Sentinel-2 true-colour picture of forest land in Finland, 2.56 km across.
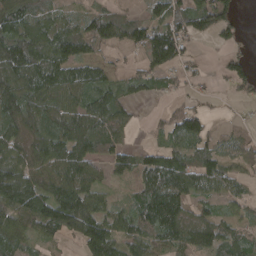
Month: April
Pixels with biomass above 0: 78%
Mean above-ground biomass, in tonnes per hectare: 90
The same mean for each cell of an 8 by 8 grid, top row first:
113 75 66 74 53 104 151 41
152 137 84 49 100 121 9 31
141 153 113 44 68 46 19 101
129 96 106 116 8 67 31 8
86 119 127 92 20 67 80 68
140 111 144 52 112 149 112 46
138 146 167 53 127 122 43 37
90 53 101 140 94 97 131 88
